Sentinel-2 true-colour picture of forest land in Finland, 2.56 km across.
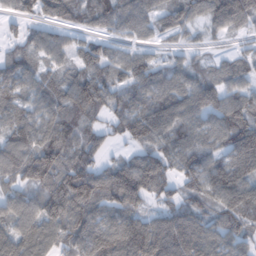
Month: February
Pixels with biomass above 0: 87%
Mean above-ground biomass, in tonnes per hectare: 93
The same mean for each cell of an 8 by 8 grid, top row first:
42 42 66 99 79 88 93 128
46 80 62 53 40 32 26 27
84 68 93 86 100 84 86 73
77 87 95 77 115 119 116 124
107 108 90 34 88 85 91 160
95 157 144 113 154 75 121 128
97 129 122 94 62 86 68 110
124 101 108 127 156 143 104 80
